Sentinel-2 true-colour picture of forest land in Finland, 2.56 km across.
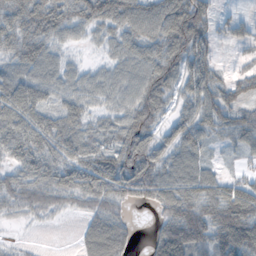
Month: November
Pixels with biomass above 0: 88%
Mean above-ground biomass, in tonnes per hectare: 66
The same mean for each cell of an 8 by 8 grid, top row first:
93 112 74 97 87 90 51 23
76 66 16 40 75 72 53 22
67 70 52 60 73 63 74 46
99 68 67 49 75 42 80 64
79 82 68 61 80 63 41 42
59 76 86 112 103 78 66 40
50 55 39 63 18 90 85 115
10 2 32 90 11 112 85 104
